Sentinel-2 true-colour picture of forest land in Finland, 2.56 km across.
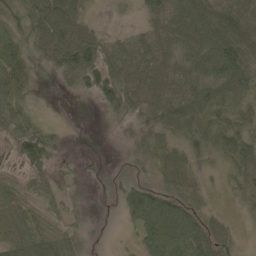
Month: May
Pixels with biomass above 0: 82%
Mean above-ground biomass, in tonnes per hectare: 54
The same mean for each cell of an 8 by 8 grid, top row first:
54 92 56 9 34 65 90 82
45 70 120 52 79 61 94 101
57 5 61 91 100 76 80 84
60 4 0 36 65 85 68 50
55 55 0 1 34 42 64 83
29 53 17 14 18 69 17 51
69 47 13 3 107 76 28 15
81 75 36 3 61 103 73 18
